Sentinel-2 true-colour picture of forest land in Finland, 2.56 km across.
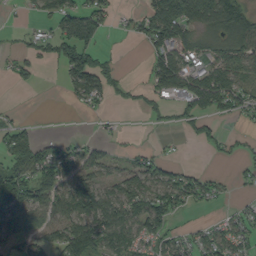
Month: September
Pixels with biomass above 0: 55%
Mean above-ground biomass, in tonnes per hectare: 55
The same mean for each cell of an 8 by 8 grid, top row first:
6 48 101 21 57 120 94 119
19 55 136 10 29 98 41 81
30 0 106 60 23 101 98 63
7 1 7 9 26 34 54 40
70 44 30 16 6 5 31 19
89 99 77 40 77 65 31 15
91 74 89 87 94 67 15 24
60 60 112 83 74 45 66 58
